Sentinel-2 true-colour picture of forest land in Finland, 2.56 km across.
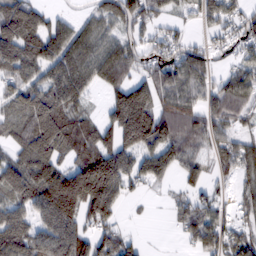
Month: February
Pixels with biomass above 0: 77%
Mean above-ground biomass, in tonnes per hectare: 90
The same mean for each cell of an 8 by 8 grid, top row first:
139 54 27 82 106 32 85 60
126 113 102 94 66 63 49 51
71 93 114 113 83 111 79 97
77 139 67 95 177 141 93 77
68 127 100 92 128 127 71 70
109 147 177 169 80 50 43 61
81 145 144 93 5 32 59 39
125 121 115 83 16 14 106 60
